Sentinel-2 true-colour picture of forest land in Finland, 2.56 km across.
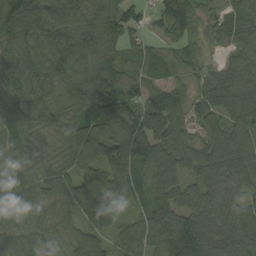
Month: September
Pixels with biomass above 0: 96%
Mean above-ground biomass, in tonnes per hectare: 89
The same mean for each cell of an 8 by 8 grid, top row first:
133 97 83 94 43 108 43 83
86 101 95 70 45 51 36 68
87 81 84 89 85 58 87 90
91 79 58 137 115 95 97 135
91 43 136 151 148 91 91 94
99 84 105 107 79 79 129 115
99 74 122 95 63 95 94 70
75 55 48 49 88 126 100 97
